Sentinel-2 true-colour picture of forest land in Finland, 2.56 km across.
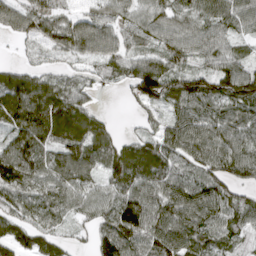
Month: April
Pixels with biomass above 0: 89%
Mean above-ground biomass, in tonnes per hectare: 85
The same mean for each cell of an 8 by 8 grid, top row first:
99 76 52 63 71 74 79 83
19 70 87 82 69 90 78 43
80 64 54 48 152 89 90 123
122 136 96 9 51 72 80 91
98 93 109 81 90 95 108 93
121 91 89 88 109 87 98 79
82 86 66 90 125 99 103 90
90 75 25 123 104 107 97 50
